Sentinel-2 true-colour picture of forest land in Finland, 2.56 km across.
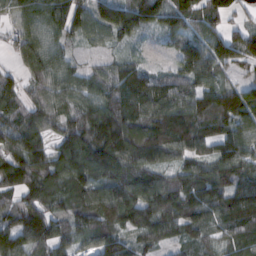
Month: February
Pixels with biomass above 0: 90%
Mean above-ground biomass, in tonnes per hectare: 105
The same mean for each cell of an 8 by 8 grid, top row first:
70 126 101 153 164 125 94 43
72 80 30 34 14 64 119 120
56 114 78 91 94 71 83 51
89 96 101 145 118 141 124 128
111 85 154 198 174 145 100 117
119 121 123 118 120 94 112 108
107 96 116 153 154 136 121 140
129 115 68 102 75 66 72 87
